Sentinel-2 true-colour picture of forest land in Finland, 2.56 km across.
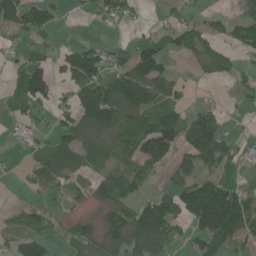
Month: June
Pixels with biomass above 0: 58%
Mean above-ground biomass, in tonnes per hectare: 69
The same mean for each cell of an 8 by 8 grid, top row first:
88 59 8 54 8 26 31 50
24 28 66 42 71 88 94 69
60 82 105 103 136 43 30 40
35 39 112 170 99 84 44 11
13 44 80 83 115 93 140 24
6 76 43 62 51 47 73 25
17 33 16 94 104 117 298 176
37 48 86 95 118 54 105 80
